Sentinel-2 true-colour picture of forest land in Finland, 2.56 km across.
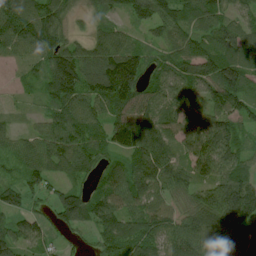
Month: July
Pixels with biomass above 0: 90%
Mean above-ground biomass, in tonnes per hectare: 87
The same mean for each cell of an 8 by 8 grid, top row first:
129 112 30 66 89 99 100 58
59 107 59 106 65 76 78 97
13 107 146 225 107 84 97 113
15 53 104 84 89 75 78 79
56 99 98 92 128 64 100 73
40 71 57 71 100 75 75 94
62 49 123 99 95 62 117 189
84 42 22 116 121 95 92 96
